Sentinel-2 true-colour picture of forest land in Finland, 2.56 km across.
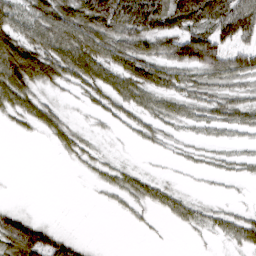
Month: March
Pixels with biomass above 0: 63%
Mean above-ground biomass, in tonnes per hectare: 38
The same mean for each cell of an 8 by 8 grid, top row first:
54 83 81 101 104 80 80 101
84 74 92 67 57 68 91 48
95 48 55 49 61 39 41 42
36 38 6 27 37 35 35 43
1 10 24 3 13 11 12 12
0 0 4 21 19 3 7 11
18 0 0 7 20 36 17 11
105 67 16 0 2 0 7 38
